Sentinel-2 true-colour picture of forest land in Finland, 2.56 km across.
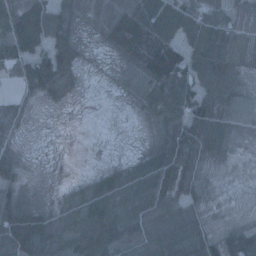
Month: January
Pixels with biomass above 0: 82%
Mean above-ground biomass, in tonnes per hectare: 61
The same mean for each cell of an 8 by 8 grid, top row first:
95 65 53 95 138 118 61 72
57 66 56 68 159 104 86 73
22 115 42 16 94 142 68 47
22 9 3 1 30 79 105 54
16 3 1 1 17 96 93 23
38 6 11 55 87 93 20 7
77 28 76 92 75 65 25 3
94 81 104 105 73 95 56 71
